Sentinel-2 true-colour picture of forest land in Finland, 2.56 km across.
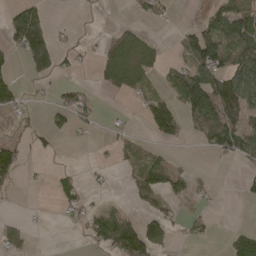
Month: April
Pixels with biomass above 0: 37%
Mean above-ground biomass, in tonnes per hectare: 45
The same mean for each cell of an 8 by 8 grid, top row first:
118 59 3 1 26 4 36 80
74 166 18 57 56 28 144 98
25 36 6 60 39 64 134 102
28 20 34 2 58 91 139 104
32 16 4 18 24 17 52 78
43 11 20 5 77 42 5 16
2 2 31 32 32 16 9 2
34 0 9 131 134 13 15 46
